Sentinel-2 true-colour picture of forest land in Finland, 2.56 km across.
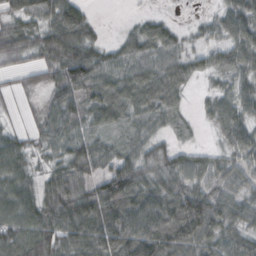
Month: October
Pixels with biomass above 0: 87%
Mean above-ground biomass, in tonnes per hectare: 53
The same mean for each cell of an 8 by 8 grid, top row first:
38 43 39 1 16 9 16 66
59 63 75 25 50 37 41 64
17 42 82 50 58 52 20 46
11 39 50 58 49 36 26 60
42 38 48 35 43 28 12 60
55 41 61 67 57 61 48 43
69 71 88 89 85 88 95 57
77 80 71 92 112 103 74 54
